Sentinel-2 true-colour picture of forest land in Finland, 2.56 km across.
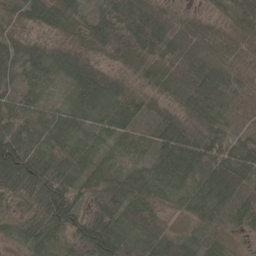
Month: May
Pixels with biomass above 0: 91%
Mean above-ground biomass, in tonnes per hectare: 54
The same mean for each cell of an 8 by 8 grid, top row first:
47 57 32 59 91 39 23 53
38 36 52 38 61 56 51 44
28 36 71 47 50 54 81 44
41 37 54 50 46 43 82 37
85 63 57 37 28 112 68 68
69 81 61 53 53 80 73 90
16 83 48 77 57 19 53 64
28 48 66 95 56 39 38 6
